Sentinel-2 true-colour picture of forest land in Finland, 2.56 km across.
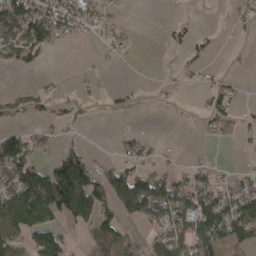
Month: April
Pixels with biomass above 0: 44%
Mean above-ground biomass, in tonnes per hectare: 53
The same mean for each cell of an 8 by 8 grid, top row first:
109 125 73 26 0 3 0 18
87 68 1 28 0 9 13 1
0 4 13 1 2 7 18 9
27 24 20 11 2 2 38 15
116 32 24 7 40 3 11 9
114 127 180 81 83 55 39 38
163 171 175 72 114 119 128 116
78 122 13 92 55 84 106 62
